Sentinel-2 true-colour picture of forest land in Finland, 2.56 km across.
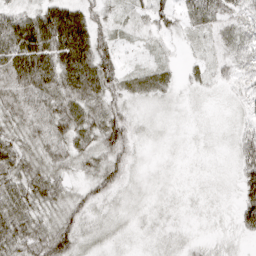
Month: April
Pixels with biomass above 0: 92%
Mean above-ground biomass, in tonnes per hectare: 39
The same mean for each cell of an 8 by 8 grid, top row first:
52 72 64 22 25 38 52 37
86 82 91 40 11 9 12 25
79 73 86 55 33 17 21 30
58 61 69 54 15 10 7 19
57 55 48 69 15 7 7 53
65 57 28 55 12 6 8 57
67 45 48 20 11 10 8 63
67 74 38 15 8 13 11 16
